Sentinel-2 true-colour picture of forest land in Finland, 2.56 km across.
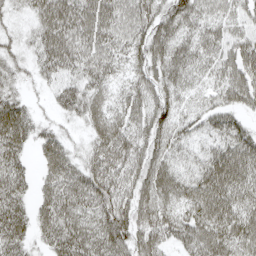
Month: April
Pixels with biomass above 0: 89%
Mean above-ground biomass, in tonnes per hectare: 51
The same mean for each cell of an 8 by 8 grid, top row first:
19 68 72 70 59 58 45 38
23 62 63 56 55 54 45 55
25 28 42 38 47 45 32 64
60 12 38 42 55 40 44 34
54 42 18 64 55 41 41 63
48 39 57 65 62 54 76 72
53 48 58 69 56 46 79 62
51 39 66 77 51 40 74 67
